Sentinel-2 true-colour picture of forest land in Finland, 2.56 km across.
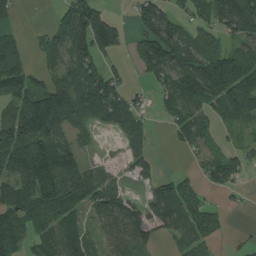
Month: August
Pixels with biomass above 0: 70%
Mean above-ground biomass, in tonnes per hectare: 76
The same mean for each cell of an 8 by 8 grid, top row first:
19 8 153 62 72 47 71 138
51 39 99 92 74 102 76 57
91 43 93 99 31 113 158 187
80 180 101 107 44 80 74 115
117 124 35 4 45 26 36 30
107 139 104 31 44 63 47 42
109 103 72 86 52 121 66 9
88 75 76 64 65 45 60 8
